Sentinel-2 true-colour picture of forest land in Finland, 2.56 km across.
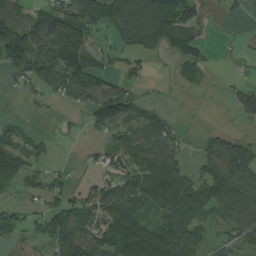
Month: August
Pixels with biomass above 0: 64%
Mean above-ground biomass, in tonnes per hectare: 71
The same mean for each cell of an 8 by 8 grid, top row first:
78 95 111 87 153 136 22 14
162 95 156 36 91 83 27 8
37 78 118 48 33 28 20 15
5 14 31 116 58 6 1 37
81 20 8 44 102 52 46 60
100 55 12 60 110 106 81 122
31 68 86 120 85 128 79 110
28 74 137 148 182 138 49 54
